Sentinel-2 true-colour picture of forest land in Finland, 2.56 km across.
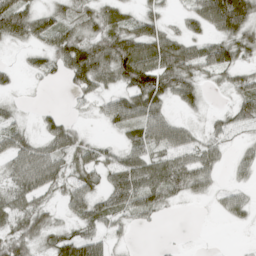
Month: April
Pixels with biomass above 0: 67%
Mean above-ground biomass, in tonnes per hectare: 38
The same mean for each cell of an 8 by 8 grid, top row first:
77 35 35 42 34 12 83 90
13 42 70 71 74 62 41 42
11 16 63 44 80 68 17 34
14 14 7 47 75 17 12 40
46 43 34 13 51 51 32 14
45 55 38 41 67 65 37 16
41 27 37 43 43 9 4 33
49 33 54 19 0 1 0 0
